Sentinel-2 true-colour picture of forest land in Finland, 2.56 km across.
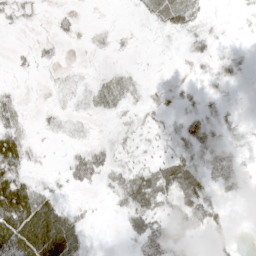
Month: May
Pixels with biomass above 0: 57%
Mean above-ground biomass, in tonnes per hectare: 19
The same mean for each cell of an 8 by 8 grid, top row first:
15 5 6 1 11 42 7 4
3 9 2 6 1 3 15 4
4 4 6 14 6 5 8 8
21 7 7 10 14 13 17 5
48 3 9 18 15 21 30 10
47 7 34 28 34 44 25 22
89 47 10 6 41 36 35 0
80 62 29 0 44 49 25 5
